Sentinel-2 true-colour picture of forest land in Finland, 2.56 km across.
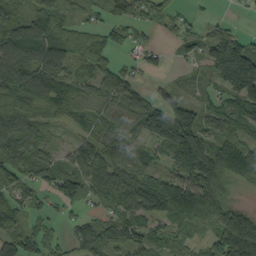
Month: September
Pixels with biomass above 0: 82%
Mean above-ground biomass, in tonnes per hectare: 84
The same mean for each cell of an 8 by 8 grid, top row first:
59 76 30 65 58 33 12 7
170 151 67 61 49 36 85 112
128 137 74 91 22 22 40 204
75 50 63 81 112 135 53 81
115 48 67 98 69 162 119 105
82 74 112 122 93 85 147 70
67 35 45 77 121 134 99 71
86 52 79 91 72 38 57 264
